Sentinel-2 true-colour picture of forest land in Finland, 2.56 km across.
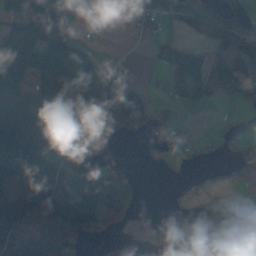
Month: October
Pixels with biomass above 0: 54%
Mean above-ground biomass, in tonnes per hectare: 50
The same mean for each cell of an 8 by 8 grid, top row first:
71 111 33 41 59 34 80 64
77 101 47 3 2 32 21 68
95 99 134 43 7 32 52 86
122 59 54 88 33 6 1 7
193 54 47 7 7 11 8 17
86 82 58 47 1 3 12 23
155 140 138 87 9 7 5 13
54 69 44 16 27 16 12 9
